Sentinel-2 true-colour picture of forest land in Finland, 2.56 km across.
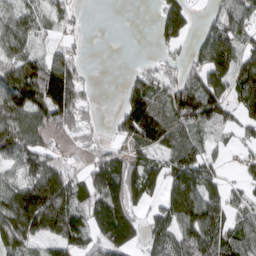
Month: March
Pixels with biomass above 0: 73%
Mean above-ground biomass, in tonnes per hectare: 87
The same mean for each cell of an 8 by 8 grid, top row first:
64 42 13 0 0 83 25 93
75 32 17 0 0 39 131 93
147 164 73 0 70 68 127 140
145 143 82 13 170 115 131 81
139 56 24 33 100 99 52 35
57 168 58 142 111 121 91 26
211 254 108 147 44 152 117 56
135 96 84 117 58 91 113 92
